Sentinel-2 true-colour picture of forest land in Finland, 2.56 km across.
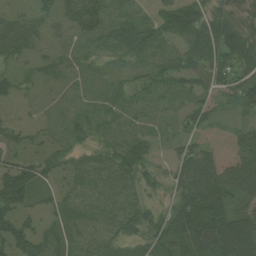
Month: August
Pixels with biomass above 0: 85%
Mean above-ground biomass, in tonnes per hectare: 47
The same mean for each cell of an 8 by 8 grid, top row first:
20 29 77 28 20 91 58 42
38 22 15 38 65 46 91 102
29 22 13 18 35 55 62 84
9 11 21 25 16 24 48 27
38 31 26 32 38 28 20 44
101 39 17 22 43 46 101 82
85 27 18 15 39 64 134 45
120 45 14 24 44 79 155 132
